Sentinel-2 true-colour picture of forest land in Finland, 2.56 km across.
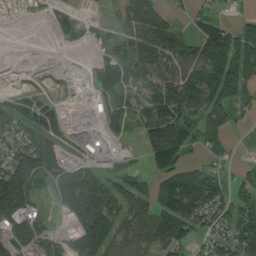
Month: August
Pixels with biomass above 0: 68%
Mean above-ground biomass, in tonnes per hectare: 62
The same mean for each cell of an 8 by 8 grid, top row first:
0 10 16 8 114 29 45 21
0 1 4 28 82 85 103 93
0 0 5 62 36 86 137 142
38 65 1 64 37 91 88 49
93 69 18 23 43 102 17 13
182 90 62 42 43 118 100 37
142 17 81 89 66 143 133 61
88 69 103 90 63 109 48 99
